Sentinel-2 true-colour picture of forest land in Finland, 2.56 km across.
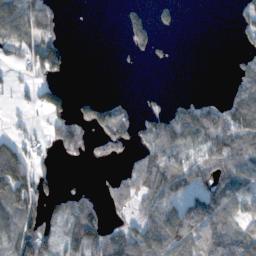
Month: November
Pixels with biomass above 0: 49%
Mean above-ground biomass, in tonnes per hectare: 57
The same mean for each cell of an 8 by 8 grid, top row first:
101 62 0 0 45 22 0 32
48 94 0 0 42 5 0 20
21 46 0 0 0 0 0 51
12 56 48 83 35 69 83 110
68 32 89 74 70 85 79 98
146 39 1 23 120 114 79 89
89 54 87 32 64 88 138 66
93 65 101 83 99 111 103 109
